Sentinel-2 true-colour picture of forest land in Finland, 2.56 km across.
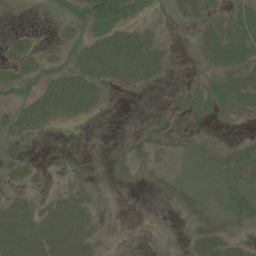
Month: June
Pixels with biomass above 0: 54%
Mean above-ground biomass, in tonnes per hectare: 20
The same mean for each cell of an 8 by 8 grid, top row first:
0 3 22 60 21 10 20 23
30 7 29 66 50 5 24 31
43 36 45 27 29 2 16 23
35 64 31 2 3 17 16 16
12 1 0 4 23 23 13 17
16 6 2 4 11 11 9 40
16 18 17 0 0 12 20 31
29 28 22 3 0 1 37 18
